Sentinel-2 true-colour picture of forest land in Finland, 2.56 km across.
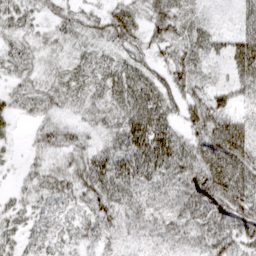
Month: March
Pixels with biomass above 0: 91%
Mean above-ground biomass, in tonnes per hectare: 42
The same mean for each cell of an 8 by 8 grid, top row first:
42 24 28 41 37 44 12 31
31 21 21 31 32 52 49 60
29 27 22 49 55 59 39 44
27 33 27 40 82 40 78 43
9 32 28 34 71 56 81 89
12 37 48 62 52 49 100 90
29 30 27 42 31 36 73 84
33 35 26 19 14 24 43 50
